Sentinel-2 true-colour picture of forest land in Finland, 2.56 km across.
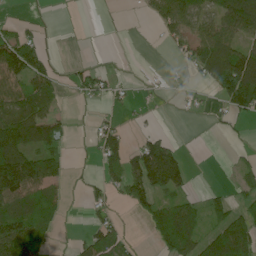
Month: June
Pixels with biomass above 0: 48%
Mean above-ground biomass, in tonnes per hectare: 51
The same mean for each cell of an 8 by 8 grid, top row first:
5 2 0 5 13 81 53 119
112 20 1 0 0 26 92 66
73 63 35 24 6 8 58 200
85 62 2 13 7 5 8 65
141 89 2 64 53 25 0 9
195 104 6 40 132 115 0 38
72 49 3 26 54 67 51 43
139 37 22 64 8 110 89 118
